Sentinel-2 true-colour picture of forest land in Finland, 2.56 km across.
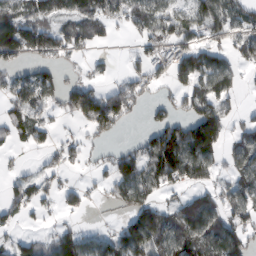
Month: February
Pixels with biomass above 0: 61%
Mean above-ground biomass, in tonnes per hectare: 68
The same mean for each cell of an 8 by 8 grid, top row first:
123 80 88 62 77 70 96 73
141 91 57 10 42 83 78 62
67 60 34 26 61 56 98 43
55 39 90 141 22 38 104 26
29 31 33 23 50 159 144 54
27 41 12 64 98 89 57 71
51 22 39 23 94 65 100 73
43 52 98 75 139 101 106 80
